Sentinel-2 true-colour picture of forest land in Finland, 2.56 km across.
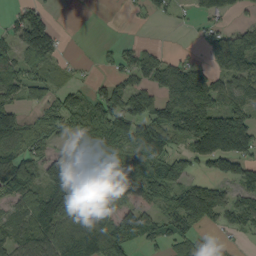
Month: September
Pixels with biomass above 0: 67%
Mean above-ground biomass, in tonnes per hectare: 76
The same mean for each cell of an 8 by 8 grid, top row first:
38 40 0 0 16 16 60 23
73 98 1 18 34 6 55 125
78 45 14 41 63 118 80 95
82 54 72 108 104 143 146 100
90 45 68 87 156 61 158 145
123 100 173 86 85 123 54 78
60 126 96 55 77 95 101 84
68 100 108 116 73 74 39 14
